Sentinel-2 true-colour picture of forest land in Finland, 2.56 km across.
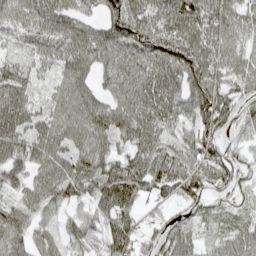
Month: April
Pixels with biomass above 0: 89%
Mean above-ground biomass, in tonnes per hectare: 68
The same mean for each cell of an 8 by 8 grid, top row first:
68 78 59 82 76 100 94 72
25 64 88 80 90 95 79 61
70 29 78 65 78 72 93 68
85 55 89 77 71 64 108 54
74 81 68 56 75 59 70 30
54 79 81 97 93 91 81 39
66 60 40 96 38 31 30 26
69 60 68 87 56 65 26 63
